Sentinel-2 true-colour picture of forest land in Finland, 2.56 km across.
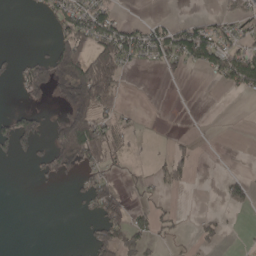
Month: April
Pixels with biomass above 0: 31%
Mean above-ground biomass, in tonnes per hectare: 35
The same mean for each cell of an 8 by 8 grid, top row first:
0 25 71 44 4 6 16 37
1 15 84 108 62 78 84 48
32 74 180 105 0 9 12 90
35 10 103 27 4 0 0 0
71 41 202 53 5 13 0 0
0 33 28 32 14 49 0 15
0 0 8 71 20 13 2 27
0 0 6 84 50 15 19 2
